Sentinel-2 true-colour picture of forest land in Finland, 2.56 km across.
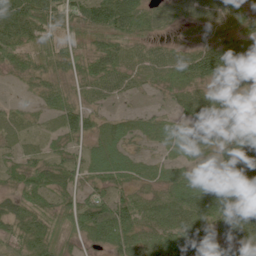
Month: June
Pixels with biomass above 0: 89%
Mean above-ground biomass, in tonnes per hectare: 54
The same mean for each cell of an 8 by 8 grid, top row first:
106 62 56 105 53 32 38 38
71 45 37 52 27 22 51 86
24 44 39 46 22 45 62 63
19 30 47 16 18 29 62 76
24 29 31 65 23 56 52 121
38 58 39 78 36 39 41 130
49 48 75 77 43 64 79 169
48 58 31 68 45 68 54 65
